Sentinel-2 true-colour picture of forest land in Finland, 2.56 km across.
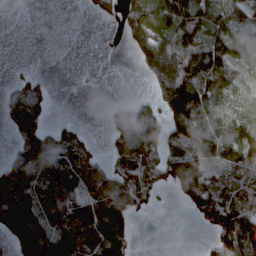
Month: March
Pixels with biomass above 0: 62%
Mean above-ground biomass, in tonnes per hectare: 83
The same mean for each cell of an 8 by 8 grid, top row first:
0 0 1 9 114 150 131 73
0 0 0 0 83 145 137 66
24 13 3 0 23 187 178 51
92 38 0 24 53 125 106 66
76 130 58 38 149 86 118 171
148 169 129 92 91 90 67 62
227 186 176 144 27 6 96 93
101 177 164 145 0 0 22 165
